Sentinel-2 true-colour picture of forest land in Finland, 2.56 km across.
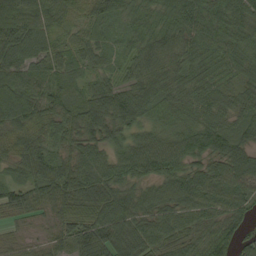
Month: September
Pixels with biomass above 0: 97%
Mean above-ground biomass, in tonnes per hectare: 66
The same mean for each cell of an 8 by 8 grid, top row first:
93 59 46 56 47 73 72 71
76 52 43 34 66 77 69 65
64 59 41 40 75 63 60 54
64 79 78 106 60 54 61 61
71 67 75 61 62 68 81 72
44 92 78 68 63 74 84 89
67 46 69 88 71 74 70 65
27 38 80 96 75 66 66 51
